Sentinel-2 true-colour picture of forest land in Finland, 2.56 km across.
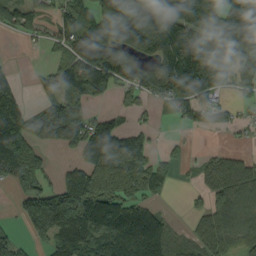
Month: September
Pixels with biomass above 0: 69%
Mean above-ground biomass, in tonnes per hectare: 92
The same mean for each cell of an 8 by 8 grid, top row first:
62 30 112 97 84 171 127 156
1 38 148 106 80 182 106 126
24 43 127 92 85 166 130 45
103 123 98 35 36 42 42 20
180 89 112 143 58 16 5 8
79 43 93 184 130 26 65 125
34 180 171 155 94 2 76 135
56 75 116 158 201 38 97 96
